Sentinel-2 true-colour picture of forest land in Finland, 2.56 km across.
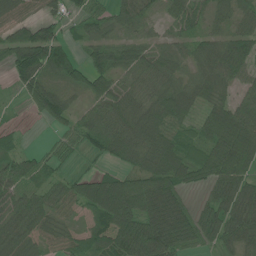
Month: June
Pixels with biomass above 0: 85%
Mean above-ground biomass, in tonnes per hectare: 73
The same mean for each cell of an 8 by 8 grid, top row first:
46 44 48 53 52 57 54 55
98 133 36 72 60 51 66 74
45 61 56 66 59 62 77 50
6 67 33 81 84 92 62 108
32 17 42 86 106 80 94 159
105 52 44 63 92 95 92 110
90 72 54 151 120 89 67 100
86 52 49 97 145 111 56 76
